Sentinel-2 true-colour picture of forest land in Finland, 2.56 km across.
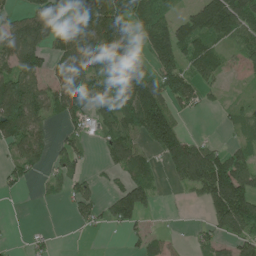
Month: June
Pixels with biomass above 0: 61%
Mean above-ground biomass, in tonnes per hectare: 78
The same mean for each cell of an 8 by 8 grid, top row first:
62 111 101 196 113 55 185 146
147 90 131 161 57 145 100 52
134 68 107 135 152 125 56 11
181 78 72 95 205 66 14 39
77 39 36 61 51 140 42 33
36 31 37 24 78 75 175 109
1 3 49 60 69 4 64 140
3 15 2 1 44 14 44 66
